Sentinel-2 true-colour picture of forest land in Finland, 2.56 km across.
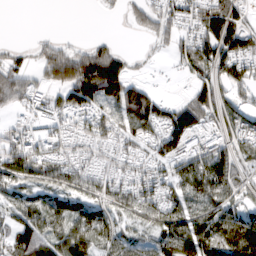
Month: March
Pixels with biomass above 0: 75%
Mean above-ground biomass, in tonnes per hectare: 69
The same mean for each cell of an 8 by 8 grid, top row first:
0 0 0 10 56 52 94 57
19 44 37 45 11 40 99 104
75 75 160 142 25 7 72 80
37 37 61 65 122 84 78 65
68 51 39 52 51 91 60 80
89 83 68 49 50 83 144 51
62 86 69 67 86 84 99 61
79 87 92 74 44 148 135 202
